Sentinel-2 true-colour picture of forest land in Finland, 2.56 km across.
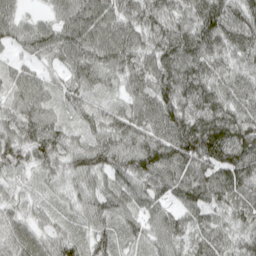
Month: April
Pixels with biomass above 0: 97%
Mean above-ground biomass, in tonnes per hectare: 69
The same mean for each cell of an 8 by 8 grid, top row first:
51 34 109 85 84 70 100 74
41 74 102 103 70 106 93 66
51 37 58 38 70 103 83 57
54 57 40 47 82 94 109 70
81 87 43 74 87 116 137 117
34 41 68 60 91 90 89 94
30 25 42 68 63 57 69 62
52 45 41 55 40 57 62 53
